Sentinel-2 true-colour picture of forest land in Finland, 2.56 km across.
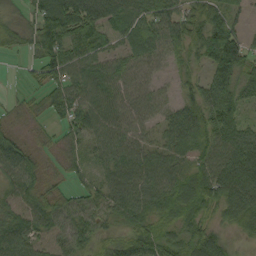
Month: September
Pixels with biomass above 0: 89%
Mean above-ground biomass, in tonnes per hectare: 59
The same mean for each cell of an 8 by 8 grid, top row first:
30 96 124 79 71 68 68 21
31 69 73 41 61 50 92 85
3 57 67 63 37 24 70 87
25 35 61 67 45 33 91 70
51 22 39 67 46 48 65 114
67 36 29 52 67 63 71 108
48 59 48 47 56 68 57 90
74 39 54 36 80 73 83 17
